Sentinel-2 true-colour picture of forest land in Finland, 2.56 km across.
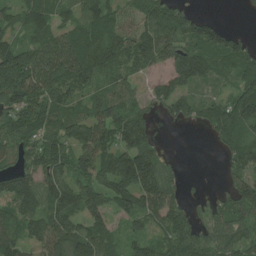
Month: July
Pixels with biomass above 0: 82%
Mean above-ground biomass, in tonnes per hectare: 86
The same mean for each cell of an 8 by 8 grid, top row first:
64 77 63 70 90 85 28 5
106 131 118 101 120 104 108 77
188 128 115 86 37 73 63 70
113 98 75 121 51 65 63 134
82 110 110 107 108 1 15 70
106 98 75 141 172 45 3 72
95 100 110 76 97 86 45 89
84 102 103 64 68 98 77 84
